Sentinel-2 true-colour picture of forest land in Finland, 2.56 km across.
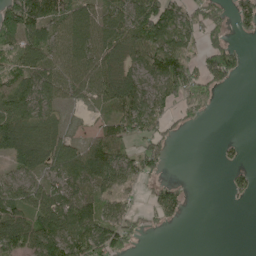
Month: May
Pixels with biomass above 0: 65%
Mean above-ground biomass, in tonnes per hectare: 60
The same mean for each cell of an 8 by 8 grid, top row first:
137 76 80 67 113 75 76 46
87 78 90 78 97 92 73 21
91 73 84 79 55 115 83 16
85 48 7 48 90 42 26 0
101 73 46 97 58 12 0 13
46 45 88 83 59 4 0 25
80 89 81 67 27 59 0 3
109 112 98 102 9 0 0 0
